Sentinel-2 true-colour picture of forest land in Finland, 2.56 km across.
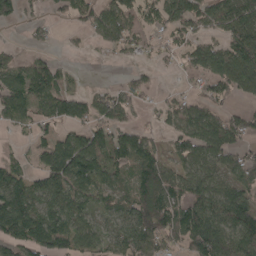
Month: April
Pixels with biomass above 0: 71%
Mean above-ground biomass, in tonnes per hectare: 79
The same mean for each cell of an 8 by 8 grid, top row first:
50 22 68 99 64 97 94 113
17 27 13 49 41 55 80 103
71 111 14 6 40 11 67 99
86 69 97 89 27 61 73 53
16 79 115 100 77 53 109 67
65 112 140 81 117 85 92 80
157 92 75 61 115 119 127 130
118 123 90 63 107 70 167 111
